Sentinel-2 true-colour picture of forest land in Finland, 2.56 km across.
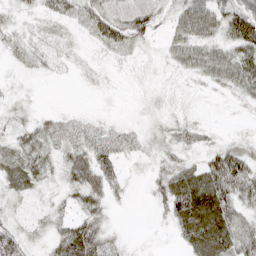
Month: April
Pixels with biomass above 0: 79%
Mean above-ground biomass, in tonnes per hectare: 29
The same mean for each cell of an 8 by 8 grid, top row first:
11 23 31 39 41 32 61 72
19 17 10 31 12 36 43 61
7 4 7 4 3 8 25 63
13 11 7 4 6 8 3 5
28 33 38 36 14 27 19 26
42 21 49 33 9 50 61 70
10 18 28 13 2 60 76 51
58 24 75 26 2 15 79 64
